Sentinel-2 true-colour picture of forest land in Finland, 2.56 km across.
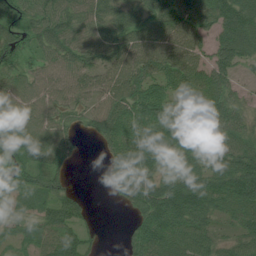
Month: July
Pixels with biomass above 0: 86%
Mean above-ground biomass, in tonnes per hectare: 65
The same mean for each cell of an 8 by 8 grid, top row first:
66 69 63 65 56 85 63 86
66 56 71 71 82 79 58 81
59 63 61 70 90 79 73 31
71 65 49 90 94 50 60 54
91 84 35 68 97 99 62 76
49 49 0 51 78 72 68 103
23 58 47 3 74 128 81 79
26 58 65 0 91 78 59 55
